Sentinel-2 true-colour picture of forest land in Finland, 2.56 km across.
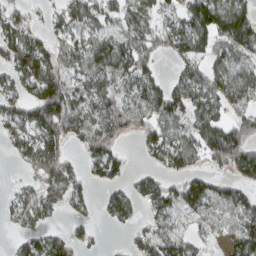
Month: March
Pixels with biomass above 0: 70%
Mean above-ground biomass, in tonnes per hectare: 76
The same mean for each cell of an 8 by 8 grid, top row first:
56 33 91 75 78 68 130 106
128 70 85 108 98 75 72 94
80 139 71 79 89 56 72 92
67 153 88 75 76 100 86 64
54 124 55 60 49 99 118 124
7 127 50 67 46 58 66 75
57 73 37 70 36 71 80 87
26 82 38 2 74 94 29 97
